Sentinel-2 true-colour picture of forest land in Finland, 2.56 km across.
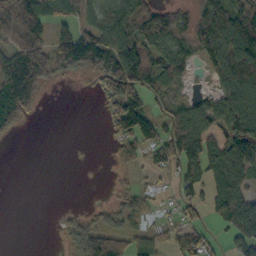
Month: October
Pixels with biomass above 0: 63%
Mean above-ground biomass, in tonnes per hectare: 56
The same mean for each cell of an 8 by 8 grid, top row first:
106 47 43 74 107 70 72 129
68 73 108 110 79 64 84 156
130 46 13 95 86 56 19 118
72 1 0 51 88 63 73 110
2 0 1 27 76 84 78 95
0 0 0 13 18 35 61 80
0 0 12 51 43 19 20 90
0 0 89 99 48 36 36 49
